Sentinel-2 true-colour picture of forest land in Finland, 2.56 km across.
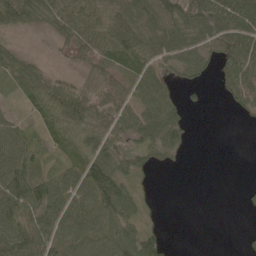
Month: May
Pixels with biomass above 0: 73%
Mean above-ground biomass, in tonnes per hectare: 48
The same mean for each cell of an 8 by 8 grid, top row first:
93 60 57 81 89 92 100 99
35 8 49 59 78 78 50 92
47 48 37 48 62 27 17 74
21 55 81 66 64 41 5 20
69 30 50 61 45 45 0 0
92 40 65 68 20 0 0 1
71 68 62 80 23 0 0 4
56 65 72 77 60 2 0 5
